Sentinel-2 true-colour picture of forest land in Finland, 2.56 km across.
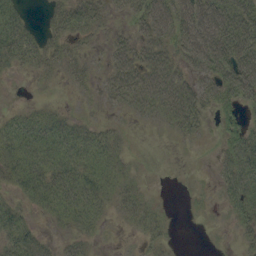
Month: September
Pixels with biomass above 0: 64%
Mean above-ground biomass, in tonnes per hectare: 33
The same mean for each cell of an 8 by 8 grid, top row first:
35 20 47 17 47 67 82 69
53 33 18 34 44 43 79 76
3 10 18 39 63 50 36 85
17 25 7 9 25 62 27 27
54 49 55 35 1 9 3 47
44 54 58 40 6 0 3 63
25 39 57 20 28 1 5 40
44 12 24 0 16 4 1 15
